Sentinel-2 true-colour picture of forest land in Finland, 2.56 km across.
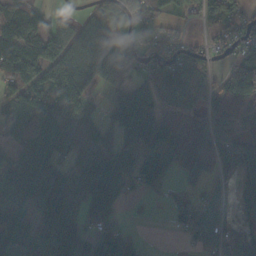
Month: October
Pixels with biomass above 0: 77%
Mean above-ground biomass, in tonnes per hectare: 90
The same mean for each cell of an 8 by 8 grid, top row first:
139 54 27 82 106 32 85 60
126 113 102 94 66 63 49 51
71 93 114 113 83 111 79 97
77 139 67 95 177 141 93 77
68 127 100 92 128 127 71 70
109 147 177 169 80 50 43 61
81 145 144 93 5 32 59 39
125 121 115 83 16 14 106 60
